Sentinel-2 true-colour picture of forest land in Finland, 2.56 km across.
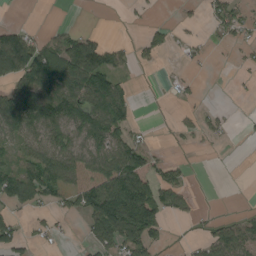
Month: August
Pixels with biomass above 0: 47%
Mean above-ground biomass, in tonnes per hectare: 53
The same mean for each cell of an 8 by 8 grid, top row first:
0 0 0 0 11 8 35 51
119 82 112 47 33 16 15 19
86 102 115 75 0 20 1 7
129 111 106 106 0 11 22 5
56 91 62 87 46 6 13 1
80 99 95 124 127 47 0 0
37 31 66 185 170 53 4 4
67 22 11 115 103 4 50 79
